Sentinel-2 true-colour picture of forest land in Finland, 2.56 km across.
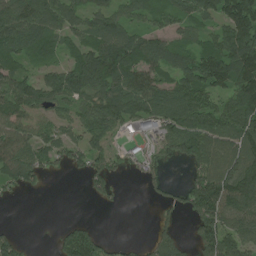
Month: July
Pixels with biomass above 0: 72%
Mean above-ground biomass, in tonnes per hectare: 86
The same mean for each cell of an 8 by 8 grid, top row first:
132 165 81 86 62 82 84 176
110 87 84 114 105 69 96 146
93 73 133 112 97 83 139 136
88 65 82 122 101 110 108 135
109 85 79 50 45 90 123 118
98 34 37 59 42 1 125 137
3 0 0 12 1 47 181 122
54 3 152 23 16 69 140 114
